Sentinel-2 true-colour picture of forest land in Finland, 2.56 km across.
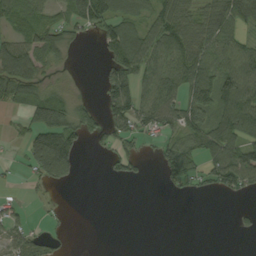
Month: September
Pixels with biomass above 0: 54%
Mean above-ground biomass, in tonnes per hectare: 54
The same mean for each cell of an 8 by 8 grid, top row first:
72 44 106 101 53 90 87 93
73 97 10 88 83 85 63 62
98 32 5 77 54 90 95 99
28 136 66 67 70 79 92 115
14 148 55 40 27 66 87 94
9 77 15 25 15 68 60 106
23 6 0 0 0 0 0 9
45 26 0 0 0 0 0 1
